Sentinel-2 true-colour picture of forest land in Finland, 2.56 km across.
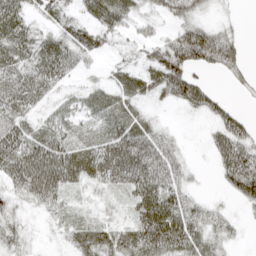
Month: April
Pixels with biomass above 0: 76%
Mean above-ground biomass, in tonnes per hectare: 43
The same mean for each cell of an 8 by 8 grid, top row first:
54 27 27 55 22 38 16 4
54 52 47 17 26 74 92 29
48 55 16 24 42 77 16 19
51 26 36 50 23 7 35 25
70 69 40 73 80 29 23 77
55 89 49 69 88 58 3 98
22 29 14 17 69 67 28 15
35 4 39 45 71 79 44 9
